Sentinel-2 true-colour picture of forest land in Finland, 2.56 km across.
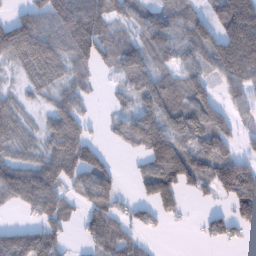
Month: January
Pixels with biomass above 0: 72%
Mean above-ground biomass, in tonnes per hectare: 90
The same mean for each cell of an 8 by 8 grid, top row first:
43 112 163 76 74 84 65 265
105 96 134 85 97 80 113 249
22 62 47 17 86 81 76 138
55 47 74 23 102 150 147 47
65 74 136 16 118 129 136 46
111 129 115 72 74 161 131 169
36 98 56 91 46 62 25 112
134 139 28 124 26 0 36 26
